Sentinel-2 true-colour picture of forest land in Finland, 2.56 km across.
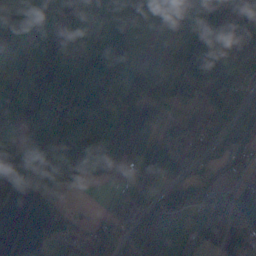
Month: November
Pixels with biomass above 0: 83%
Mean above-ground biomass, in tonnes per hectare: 89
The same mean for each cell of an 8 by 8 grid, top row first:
79 99 48 108 110 121 82 69
62 135 87 147 99 123 135 72
86 104 136 139 96 105 129 66
162 110 127 97 77 28 80 103
80 145 141 110 137 88 72 85
86 80 71 32 106 61 38 37
22 36 8 36 98 72 100 175
8 74 57 65 74 107 81 70
